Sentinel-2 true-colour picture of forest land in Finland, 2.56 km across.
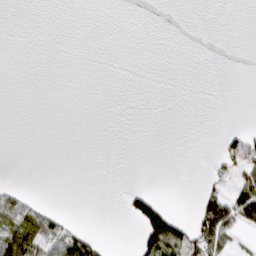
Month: March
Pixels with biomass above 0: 14%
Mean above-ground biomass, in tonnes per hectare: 13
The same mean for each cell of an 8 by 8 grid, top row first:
0 0 0 0 0 0 0 0
0 0 0 0 0 0 0 0
0 0 0 0 0 0 0 0
0 0 0 0 0 0 0 0
0 0 0 0 0 0 0 45
0 0 0 0 0 0 11 43
54 14 0 0 74 6 73 73
90 72 64 2 57 85 78 15
